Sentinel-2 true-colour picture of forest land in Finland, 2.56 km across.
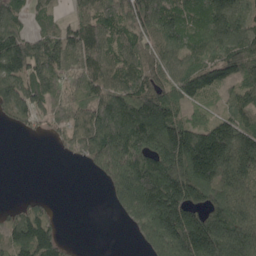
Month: May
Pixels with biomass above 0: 78%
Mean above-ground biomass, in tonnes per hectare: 133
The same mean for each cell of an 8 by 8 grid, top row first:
99 59 83 122 209 138 139 114
185 129 147 93 109 135 124 130
160 145 95 123 124 124 109 82
108 96 103 180 180 88 52 97
0 18 127 253 213 201 222 191
0 0 3 215 244 218 208 210
51 46 0 45 279 278 168 156
151 156 2 0 136 286 303 250
